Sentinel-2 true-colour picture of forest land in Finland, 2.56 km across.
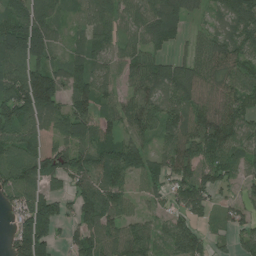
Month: July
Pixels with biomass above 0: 84%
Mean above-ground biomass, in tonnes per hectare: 80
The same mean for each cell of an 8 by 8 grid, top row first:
107 92 33 71 79 72 32 86
118 90 51 64 62 34 66 89
104 124 85 54 78 99 76 86
130 106 94 61 99 89 96 88
107 49 89 81 60 91 103 78
105 96 90 96 82 78 73 48
62 101 73 94 27 55 48 47
115 102 78 79 79 96 51 54
